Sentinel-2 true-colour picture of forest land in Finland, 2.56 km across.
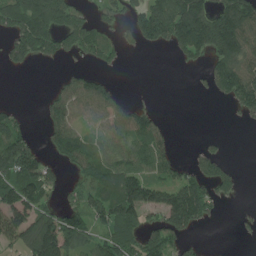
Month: July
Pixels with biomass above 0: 56%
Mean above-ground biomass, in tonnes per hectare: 87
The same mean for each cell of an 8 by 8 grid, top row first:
164 196 90 55 116 173 142 180
111 112 96 72 38 63 122 137
0 6 72 32 0 0 47 167
48 72 80 91 71 0 0 64
149 53 112 78 110 27 19 0
138 90 56 113 100 76 119 33
148 74 103 151 151 218 85 10
95 211 107 125 115 95 9 8
